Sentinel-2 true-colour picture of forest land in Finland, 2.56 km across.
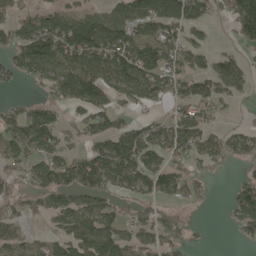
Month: May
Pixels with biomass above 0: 65%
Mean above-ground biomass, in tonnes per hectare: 80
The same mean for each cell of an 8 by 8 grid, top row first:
69 87 87 84 127 133 62 147
97 153 172 152 117 104 48 36
45 83 144 102 121 94 93 99
55 67 51 77 22 57 59 11
90 91 38 111 128 99 86 75
47 93 113 121 122 89 29 24
45 76 90 63 54 35 9 86
57 45 103 131 54 52 5 23
